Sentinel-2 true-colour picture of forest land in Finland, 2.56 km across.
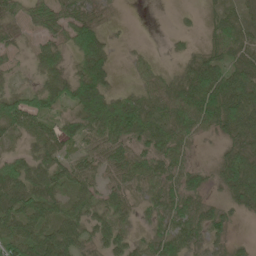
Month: June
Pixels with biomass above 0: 85%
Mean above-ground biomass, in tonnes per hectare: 45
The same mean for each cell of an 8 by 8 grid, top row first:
23 43 52 6 0 5 17 42
17 40 71 20 5 8 34 53
14 39 59 25 26 35 82 72
67 43 55 76 68 67 91 93
17 53 37 62 58 66 7 50
64 56 54 37 56 51 27 73
67 61 53 51 22 47 34 31
64 72 55 58 26 58 28 8
